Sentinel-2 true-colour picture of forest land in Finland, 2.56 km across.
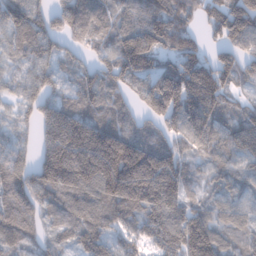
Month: January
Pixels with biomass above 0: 91%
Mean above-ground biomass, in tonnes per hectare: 127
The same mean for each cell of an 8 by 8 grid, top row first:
131 109 157 97 124 143 92 204
95 109 70 115 217 155 74 107
74 100 83 116 116 214 225 75
54 111 113 102 94 182 157 81
69 143 211 215 141 102 89 130
119 180 207 225 270 173 55 89
132 99 130 131 174 142 83 78
104 59 94 92 91 162 163 67
